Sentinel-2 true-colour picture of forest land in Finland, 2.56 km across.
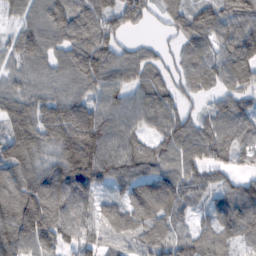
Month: February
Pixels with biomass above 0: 90%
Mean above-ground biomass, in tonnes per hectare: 80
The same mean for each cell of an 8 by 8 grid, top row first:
45 82 95 89 52 63 85 83
69 60 101 79 29 27 71 102
47 48 75 87 69 44 52 83
104 112 114 102 95 72 44 68
128 83 167 121 63 114 100 72
91 95 143 101 74 99 58 44
97 124 83 59 81 69 37 91
94 91 72 30 64 88 69 72
